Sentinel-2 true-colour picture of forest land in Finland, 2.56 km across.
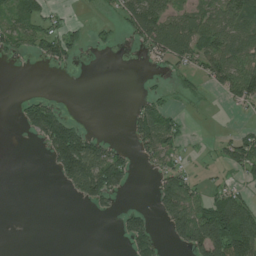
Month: July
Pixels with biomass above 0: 40%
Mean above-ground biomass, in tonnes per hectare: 40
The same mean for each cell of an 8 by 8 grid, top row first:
47 34 2 10 97 50 61 86
35 54 32 15 35 87 73 71
0 0 0 0 5 13 40 90
15 85 0 0 45 22 2 10
0 67 111 25 50 39 4 68
0 3 118 109 4 59 11 22
0 0 7 20 20 95 81 93
0 0 0 2 78 37 148 148
